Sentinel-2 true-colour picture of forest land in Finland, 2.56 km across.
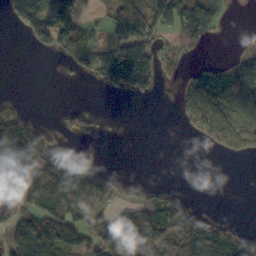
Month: October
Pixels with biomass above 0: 48%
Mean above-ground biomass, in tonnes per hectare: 69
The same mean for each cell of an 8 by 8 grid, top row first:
55 136 75 93 156 147 104 3
0 42 90 102 139 41 6 16
0 0 14 112 107 31 132 136
47 0 58 2 0 21 149 93
145 80 38 0 0 0 62 104
170 183 89 29 0 0 0 0
122 144 110 45 65 73 5 0
79 138 88 134 99 93 124 100
